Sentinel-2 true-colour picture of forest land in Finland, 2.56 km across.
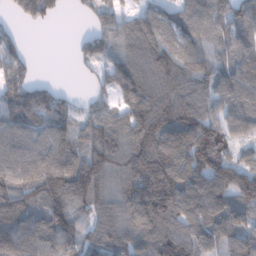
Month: January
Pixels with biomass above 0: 85%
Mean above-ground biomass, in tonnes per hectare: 110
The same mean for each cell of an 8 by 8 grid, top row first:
40 63 18 68 85 102 114 100
62 0 46 93 128 117 85 105
81 22 8 94 138 150 109 75
123 153 70 85 157 163 104 54
107 124 96 129 157 69 157 33
113 173 151 108 172 156 176 129
155 145 93 105 164 139 170 123
153 135 107 127 124 164 129 132
